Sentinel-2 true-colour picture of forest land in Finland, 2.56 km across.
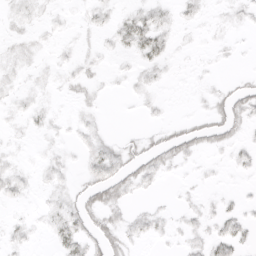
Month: April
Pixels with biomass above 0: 47%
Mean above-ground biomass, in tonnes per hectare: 7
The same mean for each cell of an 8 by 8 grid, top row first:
8 4 3 8 16 8 4 6
7 3 4 7 23 6 2 2
7 4 10 3 7 2 3 4
6 6 6 0 3 0 12 17
3 3 6 7 12 22 12 8
10 7 6 21 13 3 2 2
3 7 17 17 4 4 4 5
7 5 17 19 7 4 11 11
